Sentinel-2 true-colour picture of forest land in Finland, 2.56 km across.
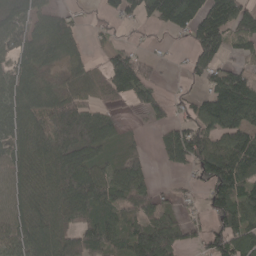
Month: April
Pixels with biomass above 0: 75%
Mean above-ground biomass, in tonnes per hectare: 82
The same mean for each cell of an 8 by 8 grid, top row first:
93 84 18 36 58 107 134 100
83 100 44 44 19 11 132 42
91 43 66 106 90 6 66 86
107 105 94 28 45 32 102 139
84 124 134 46 11 109 112 111
73 103 134 69 63 12 110 119
78 100 130 90 78 33 65 117
101 107 120 75 161 84 99 102
